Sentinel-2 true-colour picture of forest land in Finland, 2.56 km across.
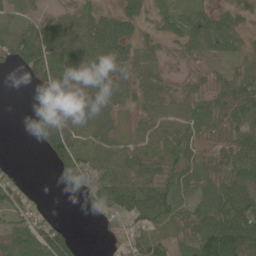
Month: June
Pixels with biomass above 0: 79%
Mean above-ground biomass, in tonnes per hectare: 50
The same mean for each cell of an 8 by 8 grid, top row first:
29 19 40 44 42 44 39 43
70 89 69 70 37 24 37 26
1 58 65 61 49 18 27 57
0 60 64 48 41 52 60 62
0 55 53 62 47 78 29 70
14 1 59 81 68 66 50 64
53 13 10 50 89 53 66 97
85 107 12 18 50 39 105 118
